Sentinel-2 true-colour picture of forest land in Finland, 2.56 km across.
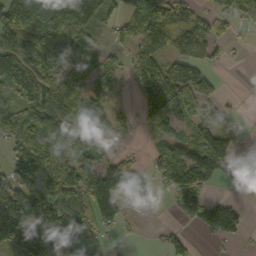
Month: October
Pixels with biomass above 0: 67%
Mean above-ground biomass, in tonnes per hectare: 77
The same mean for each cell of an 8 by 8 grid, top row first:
148 157 97 47 88 103 68 83
135 112 94 30 81 76 63 5
87 107 78 64 93 135 70 0
80 125 75 49 41 110 89 6
65 94 98 38 7 75 117 15
60 99 138 147 88 100 127 29
165 148 110 106 19 62 111 39
93 50 53 12 3 39 18 25
